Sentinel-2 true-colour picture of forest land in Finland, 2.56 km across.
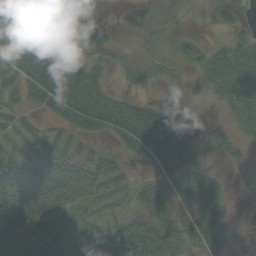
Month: September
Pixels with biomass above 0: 77%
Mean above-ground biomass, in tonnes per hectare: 44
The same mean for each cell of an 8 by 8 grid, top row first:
32 38 27 4 45 10 5 15
64 82 55 32 26 39 34 54
62 85 77 17 20 17 55 86
30 40 98 93 63 29 14 53
11 21 19 27 84 54 33 25
69 72 56 33 25 43 43 21
83 62 31 20 48 44 69 7
32 54 15 55 103 68 67 13
